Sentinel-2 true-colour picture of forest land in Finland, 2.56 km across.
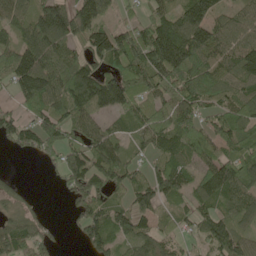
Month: May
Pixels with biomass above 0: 81%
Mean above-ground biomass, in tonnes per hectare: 90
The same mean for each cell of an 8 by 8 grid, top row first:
84 136 115 41 44 105 139 69
110 131 73 162 141 182 137 92
130 125 142 115 110 120 100 84
59 104 96 82 84 96 55 86
73 99 90 94 60 87 72 91
17 12 141 124 51 107 107 109
42 8 75 89 75 40 67 84
116 58 42 82 70 48 80 85
